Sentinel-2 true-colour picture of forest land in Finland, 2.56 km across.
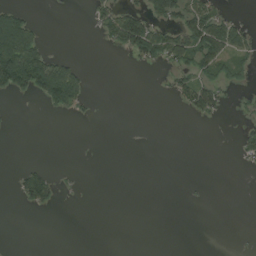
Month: August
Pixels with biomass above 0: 23%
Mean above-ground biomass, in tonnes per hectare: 21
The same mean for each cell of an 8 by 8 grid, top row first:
49 0 0 50 62 61 64 10
130 24 0 19 79 83 86 47
111 117 53 0 0 27 39 17
3 13 18 0 0 3 45 8
0 0 0 0 0 0 0 26
25 50 3 0 0 0 0 1
4 32 1 0 0 0 1 0
0 0 0 0 0 0 0 1
